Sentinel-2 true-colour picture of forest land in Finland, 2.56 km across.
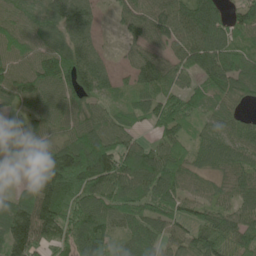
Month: June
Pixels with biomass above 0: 91%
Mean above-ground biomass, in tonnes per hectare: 90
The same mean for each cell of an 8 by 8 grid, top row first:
62 83 120 20 84 97 136 77
71 77 93 9 61 59 110 68
85 110 142 59 85 62 84 98
42 83 87 57 75 101 55 46
63 69 137 105 53 74 78 75
25 146 208 157 143 107 54 81
94 157 132 111 101 86 86 74
141 91 138 77 106 64 116 98
